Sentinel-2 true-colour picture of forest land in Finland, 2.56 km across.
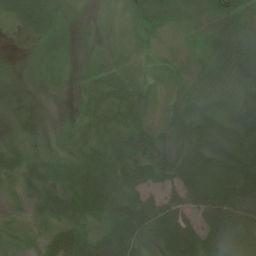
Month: July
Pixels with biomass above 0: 87%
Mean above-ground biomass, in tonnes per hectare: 34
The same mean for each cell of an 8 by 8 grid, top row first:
30 25 6 8 29 22 27 36
1 10 7 8 17 13 40 48
6 7 19 32 11 14 50 59
9 4 16 34 25 31 41 43
13 7 24 34 43 41 52 48
26 33 32 31 50 56 72 72
8 33 38 38 57 59 76 68
17 29 46 57 30 95 69 67
